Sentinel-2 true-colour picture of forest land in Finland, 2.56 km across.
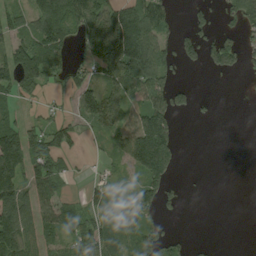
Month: August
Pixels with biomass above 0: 56%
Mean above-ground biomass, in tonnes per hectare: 69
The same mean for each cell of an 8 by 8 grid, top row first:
57 121 112 139 125 26 34 80
104 128 41 185 149 63 66 72
120 72 65 103 121 37 1 1
38 37 78 122 118 61 5 0
139 106 29 49 234 73 0 0
93 114 12 32 95 21 1 0
125 69 50 85 105 17 0 0
119 50 74 60 106 40 11 0
